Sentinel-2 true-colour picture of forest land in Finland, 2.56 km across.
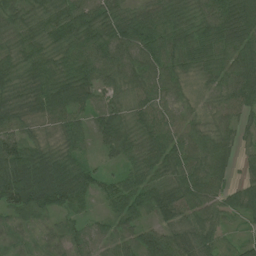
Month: July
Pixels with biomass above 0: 95%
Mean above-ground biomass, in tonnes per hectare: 57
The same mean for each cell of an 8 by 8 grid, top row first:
53 46 72 62 51 49 64 89
51 56 65 77 82 66 66 77
48 66 75 42 60 50 28 74
60 67 57 63 55 44 28 52
76 33 44 57 43 65 54 30
119 93 73 28 52 54 77 25
76 58 28 37 58 70 61 56
24 25 44 46 62 75 58 39
